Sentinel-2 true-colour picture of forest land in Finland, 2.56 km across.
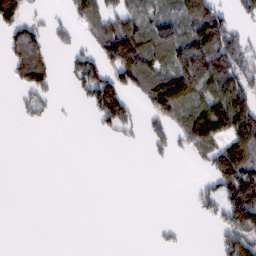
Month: February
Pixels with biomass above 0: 43%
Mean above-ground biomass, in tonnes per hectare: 46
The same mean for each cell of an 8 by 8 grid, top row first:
94 18 62 66 70 82 123 33
68 42 31 125 96 107 129 73
33 56 67 75 73 108 104 86
11 16 3 112 31 77 97 113
0 0 0 7 18 38 81 94
0 0 0 0 0 0 41 144
0 0 0 0 0 0 25 142
0 0 0 0 0 11 1 83
